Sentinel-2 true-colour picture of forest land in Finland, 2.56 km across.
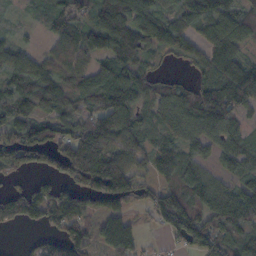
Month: October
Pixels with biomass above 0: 82%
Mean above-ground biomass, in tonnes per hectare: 94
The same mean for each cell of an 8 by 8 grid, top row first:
12 47 85 157 100 77 119 88
69 40 100 126 99 82 80 61
100 116 87 106 64 33 88 138
125 89 81 133 69 114 153 73
138 140 180 133 65 75 78 66
46 74 165 195 59 75 56 59
106 129 102 92 57 153 93 155
4 74 119 126 32 63 130 86
